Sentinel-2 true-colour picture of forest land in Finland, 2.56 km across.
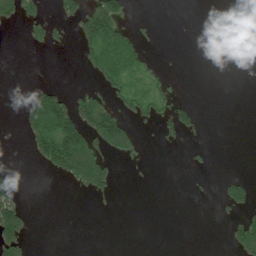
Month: July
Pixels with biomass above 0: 22%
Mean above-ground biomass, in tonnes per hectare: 34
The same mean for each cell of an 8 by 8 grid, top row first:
62 31 75 130 4 0 0 0
0 31 47 126 39 0 0 0
0 4 2 76 43 5 0 0
6 179 112 78 49 53 1 0
0 158 153 120 11 11 6 0
19 18 132 66 2 0 5 17
77 0 0 7 0 0 0 50
96 0 0 0 0 0 0 76
